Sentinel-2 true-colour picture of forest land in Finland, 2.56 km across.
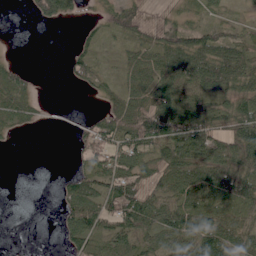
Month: June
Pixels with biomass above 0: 69%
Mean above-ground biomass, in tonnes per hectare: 53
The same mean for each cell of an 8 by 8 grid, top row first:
0 54 13 45 37 38 27 16
0 0 21 14 51 98 97 77
58 0 34 23 63 79 97 82
63 4 2 59 102 86 63 82
3 0 27 57 73 107 100 116
0 0 41 73 68 94 108 103
0 0 90 73 96 81 82 67
2 0 57 67 58 82 120 72
